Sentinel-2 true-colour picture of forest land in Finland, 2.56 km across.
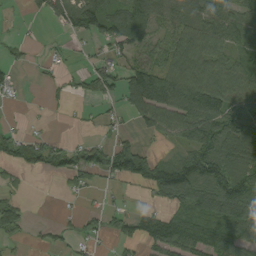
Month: August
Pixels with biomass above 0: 60%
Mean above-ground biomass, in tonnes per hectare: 68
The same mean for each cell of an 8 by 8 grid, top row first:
3 51 114 99 105 63 93 80
18 10 12 48 49 80 86 51
21 14 30 69 159 111 108 78
3 9 9 22 99 108 130 82
84 61 39 53 27 32 137 106
29 25 53 58 126 167 133 109
48 0 12 27 28 92 125 159
20 23 38 32 92 140 130 126
